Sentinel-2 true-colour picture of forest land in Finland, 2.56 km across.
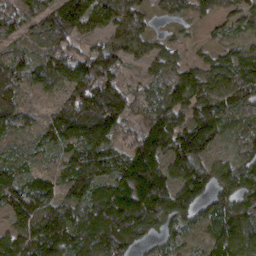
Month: March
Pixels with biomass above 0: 94%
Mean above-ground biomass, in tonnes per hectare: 111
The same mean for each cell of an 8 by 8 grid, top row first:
119 126 200 137 87 76 58 77
65 87 74 112 83 65 50 66
122 92 132 129 93 123 118 125
83 41 153 171 117 128 123 73
47 62 104 119 136 163 127 64
78 67 128 138 190 128 146 117
121 120 116 160 179 154 96 137
105 170 133 137 77 60 84 129
